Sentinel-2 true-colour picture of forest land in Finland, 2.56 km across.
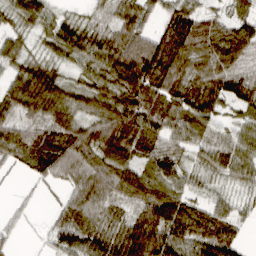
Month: March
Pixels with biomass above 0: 88%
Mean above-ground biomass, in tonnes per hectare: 65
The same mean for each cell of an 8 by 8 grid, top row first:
34 37 24 44 63 84 50 51
49 36 75 82 92 94 81 87
68 87 45 79 103 75 81 64
65 69 53 91 90 78 77 44
74 81 109 114 81 56 61 59
7 54 81 88 70 61 42 48
15 10 74 38 74 93 57 25
16 25 79 77 130 93 104 40
